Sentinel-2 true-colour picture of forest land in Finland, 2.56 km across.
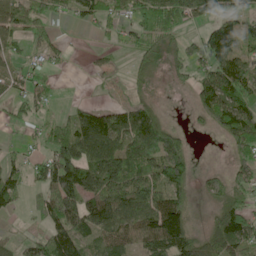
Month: June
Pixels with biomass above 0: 70%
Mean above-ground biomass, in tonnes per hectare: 77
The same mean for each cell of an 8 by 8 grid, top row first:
70 54 49 43 77 112 92 79
28 47 2 19 48 45 130 87
36 22 0 13 24 27 112 130
23 17 52 78 105 1 100 122
12 52 148 117 144 99 0 104
52 92 152 184 111 108 38 74
26 61 135 142 144 134 29 96
27 108 104 91 86 150 114 123
